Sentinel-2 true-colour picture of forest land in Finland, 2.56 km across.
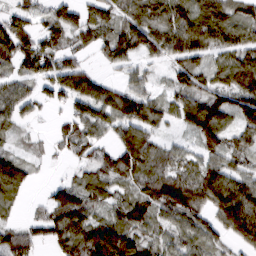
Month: March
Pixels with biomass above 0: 80%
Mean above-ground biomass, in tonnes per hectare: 68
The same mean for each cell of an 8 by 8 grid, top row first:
57 47 59 61 97 99 85 57
122 72 39 72 77 87 75 71
60 76 100 31 44 47 49 80
59 17 34 65 94 62 123 77
20 18 67 45 77 23 64 50
94 6 31 73 75 78 90 62
29 64 94 48 92 116 79 140
74 41 112 151 73 61 56 70
